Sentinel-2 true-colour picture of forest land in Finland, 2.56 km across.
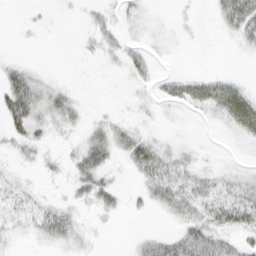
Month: March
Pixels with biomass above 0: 41%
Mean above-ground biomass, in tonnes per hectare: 12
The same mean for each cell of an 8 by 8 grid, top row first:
0 2 3 10 5 2 3 69
1 0 4 11 9 1 0 7
25 7 0 0 9 12 15 7
39 23 9 3 3 2 9 34
16 9 13 23 20 4 1 3
5 5 25 8 15 19 15 8
16 12 6 12 7 19 25 29
4 10 7 0 9 25 44 15
